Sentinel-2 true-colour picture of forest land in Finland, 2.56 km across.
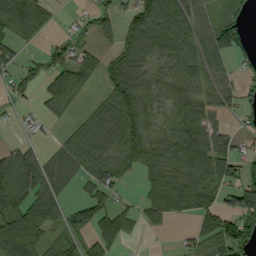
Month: September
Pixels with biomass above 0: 66%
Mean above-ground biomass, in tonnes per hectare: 60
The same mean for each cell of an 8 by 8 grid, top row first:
89 43 14 40 80 84 45 39
39 33 40 32 77 69 66 59
46 69 72 69 59 55 58 37
15 29 19 80 79 48 54 40
24 17 69 73 86 89 87 27
84 65 50 60 39 80 88 60
113 87 48 61 39 59 67 95
186 72 55 94 5 9 79 122
